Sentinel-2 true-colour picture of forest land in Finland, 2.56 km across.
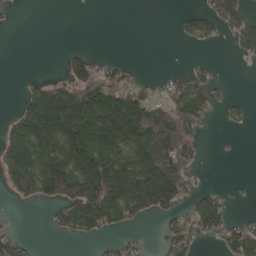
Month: April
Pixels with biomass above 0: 46%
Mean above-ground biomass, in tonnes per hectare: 83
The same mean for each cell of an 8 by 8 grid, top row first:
3 0 0 0 0 14 68 89
0 0 12 0 0 3 20 49
3 52 137 103 27 43 52 0
56 250 237 236 163 175 69 18
145 177 194 183 185 227 6 2
167 224 209 235 230 188 2 1
11 33 174 161 140 70 109 2
72 3 34 33 17 87 22 121
